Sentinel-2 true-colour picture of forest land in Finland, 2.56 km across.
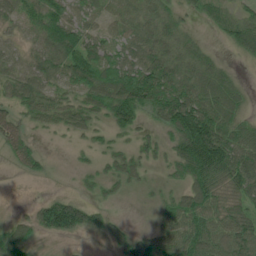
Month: June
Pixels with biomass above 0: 84%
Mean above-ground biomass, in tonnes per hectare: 62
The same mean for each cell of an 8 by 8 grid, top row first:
59 92 54 46 56 46 36 49
32 82 97 60 78 76 27 62
69 67 82 98 114 98 91 25
49 71 71 96 71 119 101 59
62 6 21 38 40 70 147 90
9 19 25 53 35 42 101 90
4 97 85 18 8 72 85 57
90 23 17 45 57 84 87 86
